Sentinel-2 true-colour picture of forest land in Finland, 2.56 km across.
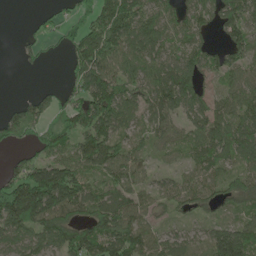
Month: May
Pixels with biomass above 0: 76%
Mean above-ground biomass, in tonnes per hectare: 81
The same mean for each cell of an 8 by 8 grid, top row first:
0 27 44 146 91 64 60 93
10 23 118 130 105 69 57 78
0 2 78 113 84 129 45 68
39 48 95 131 69 77 101 90
35 65 78 98 42 44 107 120
71 184 101 94 76 34 61 60
226 171 91 107 68 40 40 45
79 97 133 134 103 54 72 142
